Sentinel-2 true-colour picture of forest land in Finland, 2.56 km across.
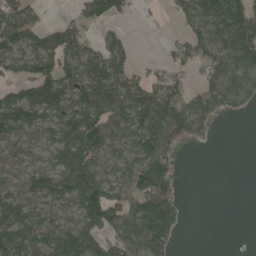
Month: May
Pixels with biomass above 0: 67%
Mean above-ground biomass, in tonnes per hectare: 76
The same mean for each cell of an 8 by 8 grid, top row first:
76 11 49 57 5 38 114 138
85 108 92 83 0 42 100 131
72 111 97 112 59 72 69 102
120 100 97 106 141 154 111 36
62 58 113 76 92 78 16 0
50 79 137 70 136 52 0 0
87 60 92 151 129 70 0 0
111 102 130 65 101 36 0 0
